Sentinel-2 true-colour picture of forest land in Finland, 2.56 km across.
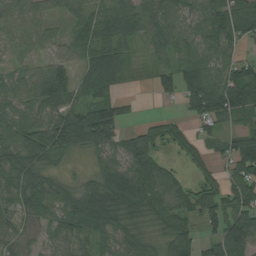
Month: August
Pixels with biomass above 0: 84%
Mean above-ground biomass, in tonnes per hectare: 68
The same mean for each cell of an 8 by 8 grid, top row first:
68 51 60 83 59 39 71 80
40 37 60 75 25 54 57 34
50 109 53 71 6 81 99 97
57 75 87 94 5 15 111 80
83 119 79 73 58 46 48 88
97 63 18 95 117 43 37 80
66 74 110 100 98 83 80 92
35 40 66 71 51 88 42 130
